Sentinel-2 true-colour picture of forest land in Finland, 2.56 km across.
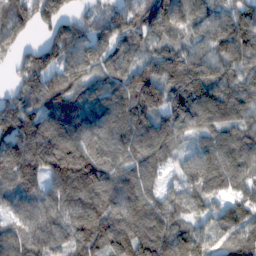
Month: February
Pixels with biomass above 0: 94%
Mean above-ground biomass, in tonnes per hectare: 128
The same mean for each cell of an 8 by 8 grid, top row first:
116 123 68 93 104 144 110 122
69 125 91 106 101 115 127 156
63 116 106 104 190 173 159 120
162 130 136 133 161 156 146 111
154 188 164 139 141 89 94 123
160 125 209 132 126 65 143 110
95 125 156 162 140 104 78 105
105 134 136 186 201 161 88 85
